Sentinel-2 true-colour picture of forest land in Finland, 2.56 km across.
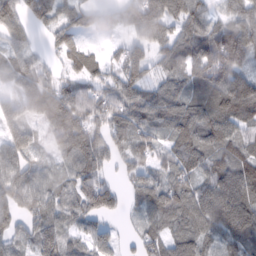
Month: February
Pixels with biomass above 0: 89%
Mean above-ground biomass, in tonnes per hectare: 75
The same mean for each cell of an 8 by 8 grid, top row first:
64 74 62 52 109 75 60 61
48 24 60 20 60 72 99 105
80 58 59 58 65 56 97 88
69 114 113 93 94 93 102 98
73 38 123 72 70 79 89 80
77 49 91 26 67 86 87 117
66 80 76 45 56 88 127 137
52 94 54 40 69 70 49 86
